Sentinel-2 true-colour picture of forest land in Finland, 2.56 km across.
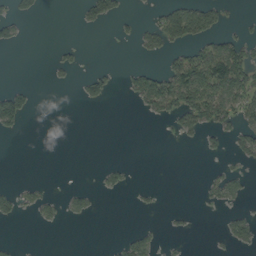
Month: September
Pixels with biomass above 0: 21%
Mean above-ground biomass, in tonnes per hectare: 20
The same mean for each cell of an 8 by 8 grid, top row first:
26 1 15 33 6 67 51 9
9 2 8 0 24 27 49 49
1 4 17 17 49 82 106 84
70 0 0 0 17 49 68 50
0 0 0 0 0 5 17 33
0 0 0 19 0 0 11 20
25 21 20 0 5 5 6 12
4 0 0 5 32 4 2 33
